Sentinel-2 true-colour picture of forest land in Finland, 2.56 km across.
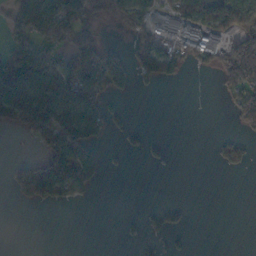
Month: November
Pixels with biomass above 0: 38%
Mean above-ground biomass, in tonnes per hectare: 44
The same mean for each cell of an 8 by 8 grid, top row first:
52 90 85 61 65 83 94 97
68 66 93 34 58 56 79 92
140 99 139 92 32 26 0 106
106 118 130 27 0 0 0 66
1 55 93 6 20 0 2 18
41 124 85 3 0 0 0 3
5 15 3 0 5 21 0 0
0 0 0 0 24 12 0 0
